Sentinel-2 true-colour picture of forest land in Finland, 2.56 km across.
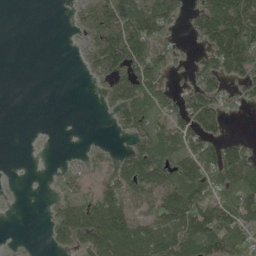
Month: May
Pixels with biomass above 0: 56%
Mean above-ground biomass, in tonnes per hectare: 59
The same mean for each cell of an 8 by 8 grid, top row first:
0 0 29 102 121 52 116 162
0 0 16 139 111 31 64 148
0 0 3 66 101 12 61 60
0 0 0 32 90 63 106 15
0 1 4 12 64 77 69 44
1 4 29 51 115 89 98 121
2 13 93 128 57 129 112 132
3 17 69 130 111 111 120 97
